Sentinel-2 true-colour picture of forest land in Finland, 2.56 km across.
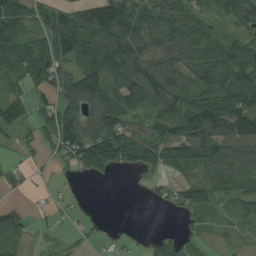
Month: August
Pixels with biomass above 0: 74%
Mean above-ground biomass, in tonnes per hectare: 74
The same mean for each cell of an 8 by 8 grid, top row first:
77 74 97 152 95 79 47 74
68 100 138 140 103 102 89 92
47 88 139 102 149 93 98 113
81 66 103 104 58 107 126 112
27 40 143 173 126 137 136 123
25 6 27 23 36 37 77 93
37 30 14 0 2 33 40 40
38 6 14 23 21 61 12 19
